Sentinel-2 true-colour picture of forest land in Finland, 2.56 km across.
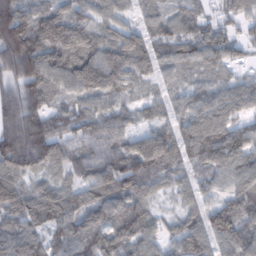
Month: February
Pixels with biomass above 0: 92%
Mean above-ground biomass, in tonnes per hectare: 89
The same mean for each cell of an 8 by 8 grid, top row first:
143 112 76 63 46 53 44 62
175 137 132 100 98 77 91 52
112 115 130 127 58 42 54 54
142 101 80 78 46 54 98 73
172 91 76 73 99 85 103 73
101 67 69 115 122 54 72 89
106 116 81 89 80 42 68 83
91 79 95 87 85 77 100 102
